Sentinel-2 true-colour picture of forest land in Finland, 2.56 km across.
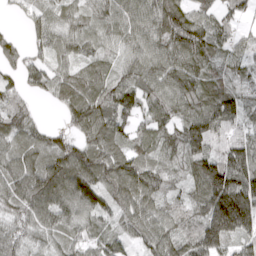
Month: April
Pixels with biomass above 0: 91%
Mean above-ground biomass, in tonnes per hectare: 86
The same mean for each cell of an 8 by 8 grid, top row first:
17 59 51 72 82 108 64 47
42 62 54 44 82 102 103 50
41 66 77 74 84 105 92 56
69 7 115 111 68 82 130 98
62 67 75 101 74 94 136 105
100 133 128 108 102 48 172 146
76 125 106 70 101 64 150 207
68 54 56 59 65 85 180 88
